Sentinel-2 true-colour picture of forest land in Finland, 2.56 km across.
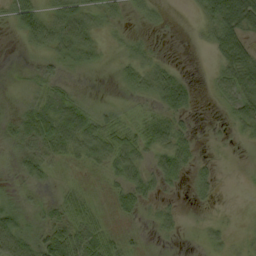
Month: September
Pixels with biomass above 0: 65%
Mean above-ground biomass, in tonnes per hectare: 33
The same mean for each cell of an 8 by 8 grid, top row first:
52 48 60 23 18 1 49 104
3 44 62 8 21 0 19 88
2 30 6 5 46 56 8 83
16 51 54 22 21 57 1 51
25 67 67 63 51 63 5 7
15 24 9 31 39 40 25 1
31 19 43 26 25 14 7 2
72 68 70 36 7 7 19 7
